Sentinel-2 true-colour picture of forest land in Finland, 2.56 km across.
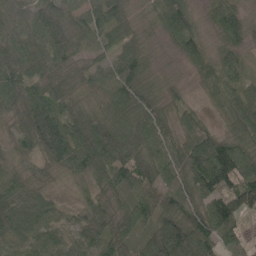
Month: May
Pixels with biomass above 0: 97%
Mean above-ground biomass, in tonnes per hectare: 67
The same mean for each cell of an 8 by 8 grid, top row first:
48 96 37 78 30 100 34 56
73 84 44 55 46 36 41 55
88 77 49 82 69 20 59 60
81 91 60 57 84 41 23 66
45 115 107 105 74 65 106 64
38 26 38 73 75 71 123 106
80 59 30 54 76 74 91 86
64 55 45 84 43 145 84 56
